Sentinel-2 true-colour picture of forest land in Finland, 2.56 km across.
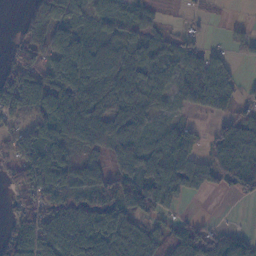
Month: November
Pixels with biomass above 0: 75%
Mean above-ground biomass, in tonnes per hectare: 64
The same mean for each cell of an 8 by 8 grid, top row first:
3 126 38 52 39 3 12 1
48 69 69 58 56 35 34 26
94 59 75 66 59 44 119 34
68 78 96 63 54 21 49 43
59 90 62 76 75 90 39 101
53 117 66 76 99 93 79 108
57 81 70 91 83 24 0 1
80 100 110 99 82 96 100 68
